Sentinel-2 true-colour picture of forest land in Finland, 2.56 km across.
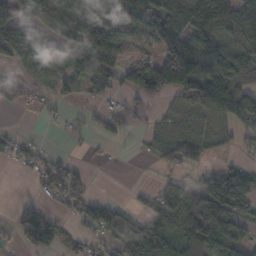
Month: November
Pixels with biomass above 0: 63%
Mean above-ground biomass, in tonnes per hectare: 86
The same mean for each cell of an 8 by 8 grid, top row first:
160 138 193 104 179 162 193 150
175 100 149 145 44 138 148 118
37 63 91 69 134 184 146 86
14 19 8 34 25 43 91 164
43 6 8 10 21 106 63 38
5 73 44 0 1 36 74 86
20 29 62 51 43 148 189 110
26 55 32 55 123 126 188 100
